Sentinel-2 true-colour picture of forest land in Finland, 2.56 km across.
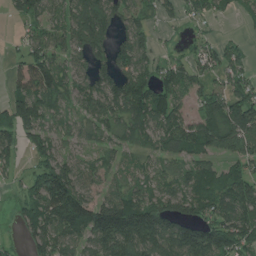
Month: July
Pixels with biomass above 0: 77%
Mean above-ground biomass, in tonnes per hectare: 90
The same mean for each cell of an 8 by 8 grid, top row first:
55 84 105 91 62 37 40 20
18 105 84 81 79 11 45 35
94 139 74 99 100 90 51 70
131 80 63 107 125 86 94 120
90 93 48 67 69 92 98 94
27 156 95 51 50 74 107 95
39 138 151 155 159 105 102 123
15 118 91 176 169 148 163 133
